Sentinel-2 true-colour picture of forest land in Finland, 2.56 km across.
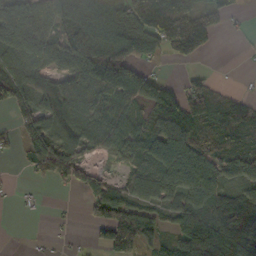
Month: October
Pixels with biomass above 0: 71%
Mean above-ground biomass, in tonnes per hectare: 70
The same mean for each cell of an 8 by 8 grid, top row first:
90 68 114 88 117 154 65 14
109 73 129 141 86 66 40 4
109 50 67 174 108 5 29 4
53 69 71 71 48 87 83 84
35 91 58 62 79 97 66 81
3 44 59 22 79 81 91 58
7 3 12 126 65 69 94 164
0 5 4 52 52 72 194 115
